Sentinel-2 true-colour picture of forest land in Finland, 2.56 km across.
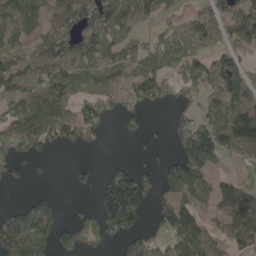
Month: May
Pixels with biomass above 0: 65%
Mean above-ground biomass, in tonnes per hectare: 82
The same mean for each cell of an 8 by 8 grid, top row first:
94 63 114 100 63 49 61 92
63 79 117 78 67 110 64 63
91 111 95 58 117 67 94 99
97 136 82 39 37 29 61 106
88 71 51 1 9 68 182 112
32 6 19 72 63 135 79 34
64 110 21 192 100 142 52 121
180 128 93 47 81 116 76 90
